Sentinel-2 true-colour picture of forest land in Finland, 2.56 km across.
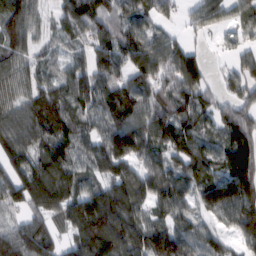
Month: February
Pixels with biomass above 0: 89%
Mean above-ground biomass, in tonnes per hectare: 100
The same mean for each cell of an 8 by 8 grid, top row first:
91 44 140 95 66 45 90 65
71 46 55 108 117 75 18 50
97 59 101 95 93 104 46 80
95 114 92 118 96 118 79 94
119 107 91 125 109 130 81 120
103 149 91 107 95 103 96 175
79 130 154 168 79 104 95 144
139 101 138 186 131 136 87 69
